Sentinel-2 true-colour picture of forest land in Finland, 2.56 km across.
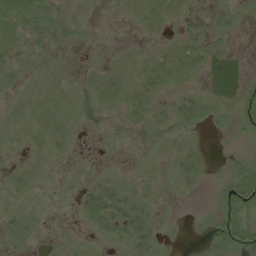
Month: August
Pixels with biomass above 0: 50%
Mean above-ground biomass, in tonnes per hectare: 7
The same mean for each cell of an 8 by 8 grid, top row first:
24 12 2 1 9 9 6 5
11 5 2 2 3 9 8 1
4 4 3 9 14 12 1 2
6 9 10 5 9 11 10 16
4 9 1 1 3 6 2 2
6 3 3 5 4 7 3 13
6 2 9 17 8 1 2 24
7 2 3 8 11 1 5 17
